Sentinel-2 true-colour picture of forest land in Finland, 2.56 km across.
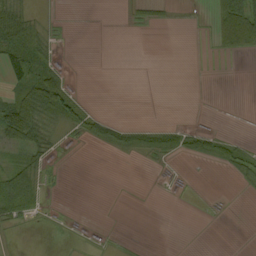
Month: September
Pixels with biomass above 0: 28%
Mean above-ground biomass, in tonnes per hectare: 12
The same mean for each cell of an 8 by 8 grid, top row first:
43 5 0 0 11 3 10 79
49 23 0 0 0 0 3 41
31 27 1 0 0 0 0 0
58 36 25 3 0 0 0 0
30 28 5 34 28 23 23 14
48 10 0 0 0 1 0 15
53 7 0 0 0 0 1 0
3 1 1 2 0 0 0 0
